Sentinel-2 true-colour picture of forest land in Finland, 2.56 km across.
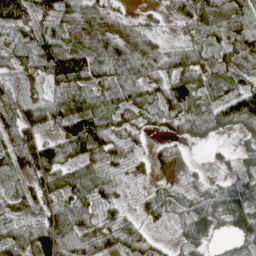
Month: April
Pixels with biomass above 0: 88%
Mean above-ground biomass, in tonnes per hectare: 58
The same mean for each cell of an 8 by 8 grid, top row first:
87 54 87 35 16 28 87 79
49 85 67 82 78 29 56 70
27 66 83 75 71 69 67 64
56 72 110 64 36 69 83 99
90 63 102 51 13 35 28 17
33 77 71 25 16 22 15 44
44 52 69 24 22 28 90 89
66 118 77 40 35 20 43 62
